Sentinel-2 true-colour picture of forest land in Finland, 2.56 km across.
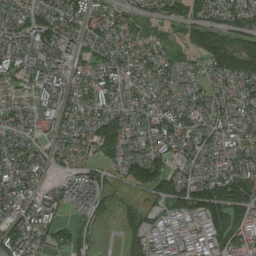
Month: August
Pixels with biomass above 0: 87%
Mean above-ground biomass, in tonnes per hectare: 75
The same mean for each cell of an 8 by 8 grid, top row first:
56 84 84 76 51 71 90 71
89 109 61 76 57 42 187 143
44 87 49 85 59 58 53 123
58 51 63 68 63 78 64 60
76 48 71 137 70 73 60 60
102 32 57 37 136 85 83 89
82 77 59 24 38 96 153 85
114 69 59 1 89 46 84 87
